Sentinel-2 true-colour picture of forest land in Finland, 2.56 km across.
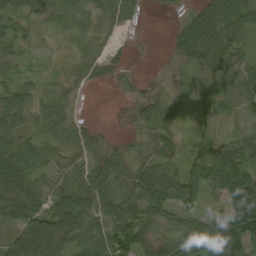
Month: September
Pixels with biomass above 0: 79%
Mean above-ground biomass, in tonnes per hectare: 44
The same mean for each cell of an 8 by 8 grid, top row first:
45 40 32 22 4 7 76 85
39 6 12 10 1 34 82 39
41 18 10 8 6 9 16 28
53 48 10 0 22 10 18 20
67 47 41 13 23 29 45 38
90 46 39 32 67 59 82 76
84 62 77 58 86 55 34 103
81 140 49 67 54 58 105 78
